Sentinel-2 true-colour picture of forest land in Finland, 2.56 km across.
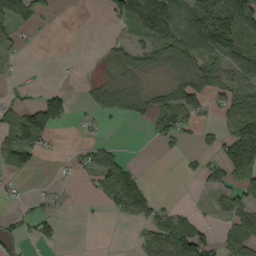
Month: September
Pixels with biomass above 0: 46%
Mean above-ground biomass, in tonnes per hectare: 42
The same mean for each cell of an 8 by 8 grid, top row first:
66 15 0 35 103 100 153 154
17 0 0 18 39 88 83 78
9 2 5 32 26 52 72 63
52 143 8 54 45 92 28 91
69 27 14 18 2 26 20 123
17 1 16 75 16 2 28 45
14 18 1 27 47 17 8 45
36 34 0 0 33 93 44 68
